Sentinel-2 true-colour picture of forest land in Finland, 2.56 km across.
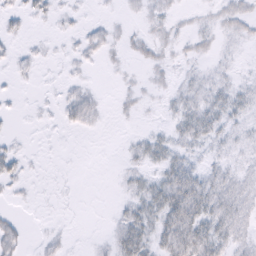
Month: February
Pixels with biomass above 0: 51%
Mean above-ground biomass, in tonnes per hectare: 9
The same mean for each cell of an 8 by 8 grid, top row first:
7 6 3 2 7 6 6 16
4 3 7 7 10 7 6 5
3 1 4 1 5 6 8 5
1 2 17 2 3 11 21 12
3 0 0 0 15 13 12 7
10 1 0 1 12 29 15 12
2 1 0 3 21 39 26 18
13 5 0 13 25 37 34 12
